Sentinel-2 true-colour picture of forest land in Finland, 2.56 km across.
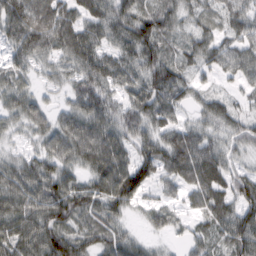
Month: February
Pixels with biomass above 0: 91%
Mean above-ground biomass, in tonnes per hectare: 61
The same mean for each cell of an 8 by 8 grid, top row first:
99 100 65 72 80 57 40 61
57 69 91 52 89 43 63 59
39 22 57 67 72 72 24 41
52 40 68 59 72 48 44 36
20 55 97 83 60 86 56 37
69 73 45 106 78 63 83 46
74 80 72 67 34 26 67 66
76 82 59 57 25 13 42 79
